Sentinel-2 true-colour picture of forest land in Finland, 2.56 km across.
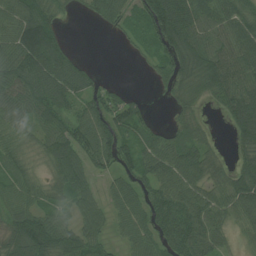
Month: July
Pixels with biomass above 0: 81%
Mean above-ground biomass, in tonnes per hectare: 70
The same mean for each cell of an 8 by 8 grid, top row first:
84 70 14 58 101 153 86 92
94 139 6 2 38 126 82 94
95 109 77 11 4 83 105 92
73 89 59 88 35 39 17 120
50 67 85 99 60 75 36 64
56 44 68 46 71 86 69 85
61 47 46 36 68 96 80 95
103 112 88 24 54 93 79 27
